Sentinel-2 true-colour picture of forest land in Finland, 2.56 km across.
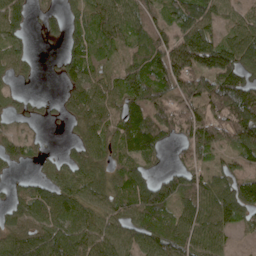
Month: May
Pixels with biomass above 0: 80%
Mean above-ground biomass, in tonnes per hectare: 72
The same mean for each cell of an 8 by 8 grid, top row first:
75 30 52 88 84 73 89 38
58 4 53 46 63 116 157 106
29 3 63 47 89 118 107 111
39 14 64 59 105 99 99 154
56 14 47 55 115 55 93 117
19 36 67 52 49 74 72 64
61 82 79 78 105 72 97 130
83 82 92 82 76 91 93 17
